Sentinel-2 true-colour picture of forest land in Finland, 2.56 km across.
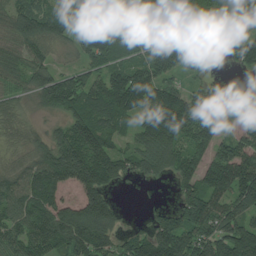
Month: July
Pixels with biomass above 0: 83%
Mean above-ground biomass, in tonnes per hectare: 100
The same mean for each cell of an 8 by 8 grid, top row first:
83 86 61 102 114 58 58 78
72 72 49 87 74 164 42 118
63 95 78 117 158 62 39 2
62 46 125 130 107 172 126 42
53 99 178 87 90 101 109 98
83 138 189 115 60 84 122 168
103 120 158 98 14 76 156 111
93 129 137 96 116 162 138 178
